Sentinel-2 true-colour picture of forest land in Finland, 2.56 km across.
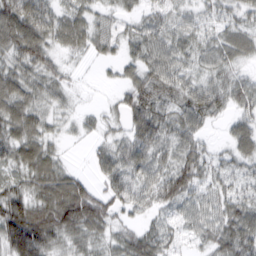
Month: March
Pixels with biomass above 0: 88%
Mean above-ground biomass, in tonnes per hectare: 53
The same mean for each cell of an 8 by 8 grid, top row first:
95 60 52 29 35 33 29 40
71 51 41 37 57 51 44 58
68 46 6 10 57 52 38 36
78 31 18 15 87 55 56 38
77 42 6 40 73 46 24 54
44 87 32 57 54 79 52 42
98 92 121 46 37 48 48 67
132 86 50 37 65 29 43 92
